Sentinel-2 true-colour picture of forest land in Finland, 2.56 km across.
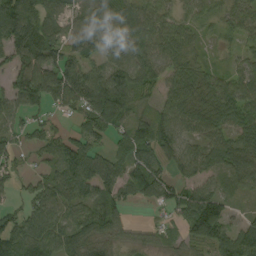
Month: September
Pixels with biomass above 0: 84%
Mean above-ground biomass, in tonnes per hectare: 67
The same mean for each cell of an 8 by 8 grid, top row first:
113 74 50 92 74 42 51 55
92 99 71 55 75 69 14 26
63 108 114 88 73 66 53 60
52 31 78 134 48 79 78 83
36 55 80 52 80 74 67 74
24 54 104 78 84 44 52 67
35 81 65 73 16 58 101 11
110 87 78 48 25 31 92 89
